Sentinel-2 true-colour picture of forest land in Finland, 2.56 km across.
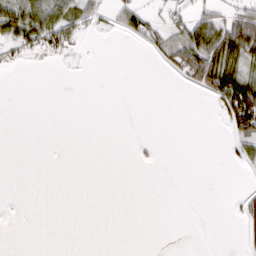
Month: March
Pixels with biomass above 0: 20%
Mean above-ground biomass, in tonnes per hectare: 12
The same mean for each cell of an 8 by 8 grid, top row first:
56 57 37 18 32 19 26 38
18 32 8 0 10 35 62 65
0 0 0 0 0 3 60 58
0 0 0 0 0 0 1 86
0 0 0 0 2 0 0 24
0 0 0 0 0 0 0 1
0 0 0 0 0 0 0 21
0 0 0 0 0 0 0 8
